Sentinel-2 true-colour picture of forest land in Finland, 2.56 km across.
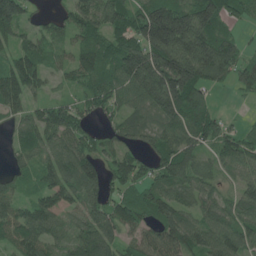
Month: June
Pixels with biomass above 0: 87%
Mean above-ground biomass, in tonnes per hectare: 88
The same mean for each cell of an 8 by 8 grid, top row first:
106 24 85 99 135 184 158 50
66 59 74 89 158 188 157 55
139 53 65 92 169 203 93 60
51 71 60 52 72 136 81 4
43 70 80 54 51 105 71 83
50 76 119 63 59 99 62 60
65 104 68 94 115 101 71 90
67 71 79 72 71 122 95 94
